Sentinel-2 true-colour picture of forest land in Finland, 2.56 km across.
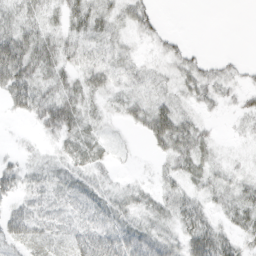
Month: March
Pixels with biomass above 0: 69%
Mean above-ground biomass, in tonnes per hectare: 18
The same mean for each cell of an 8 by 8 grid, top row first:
18 12 25 16 21 0 0 0
52 30 25 20 5 14 2 0
50 23 20 20 16 17 22 10
15 43 27 9 26 30 7 12
3 6 22 7 8 37 14 3
23 16 16 6 2 18 14 8
17 16 19 21 14 22 14 23
23 21 36 43 37 22 45 18
